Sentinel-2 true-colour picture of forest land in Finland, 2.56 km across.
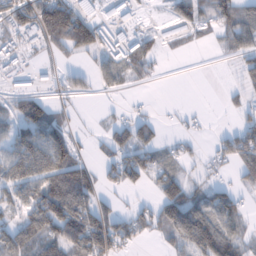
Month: January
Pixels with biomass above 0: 60%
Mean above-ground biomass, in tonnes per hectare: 65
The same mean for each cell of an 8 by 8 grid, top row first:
109 178 138 75 16 73 75 78
67 51 97 136 67 17 9 58
37 42 40 51 28 1 0 31
60 68 14 11 11 9 5 29
75 111 28 57 46 21 16 102
89 120 117 52 74 60 28 47
55 145 113 48 35 140 94 55
92 90 120 132 29 71 149 64
